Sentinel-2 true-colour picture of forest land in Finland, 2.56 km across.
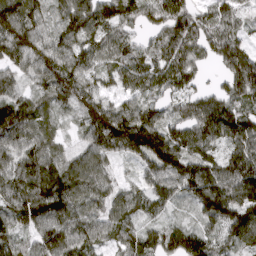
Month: March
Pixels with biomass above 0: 94%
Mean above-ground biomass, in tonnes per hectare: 109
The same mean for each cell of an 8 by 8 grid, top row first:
170 67 142 120 83 124 88 58
123 115 112 92 67 132 105 119
74 118 125 68 101 101 30 201
123 76 100 117 118 64 128 116
110 88 59 118 162 142 103 114
124 147 101 58 82 167 159 149
135 159 100 91 73 54 161 168
79 129 113 67 90 100 104 96
